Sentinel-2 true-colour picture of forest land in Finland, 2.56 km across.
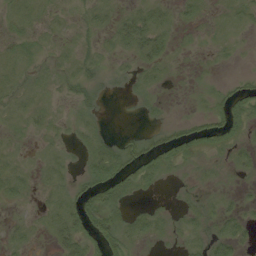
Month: August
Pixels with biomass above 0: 47%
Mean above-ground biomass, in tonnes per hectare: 7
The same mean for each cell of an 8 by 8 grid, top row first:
8 4 3 8 16 8 4 6
7 3 4 7 23 6 2 2
7 4 10 3 7 2 3 4
6 6 6 0 3 0 12 17
3 3 6 7 12 22 12 8
10 7 6 21 13 3 2 2
3 7 17 17 4 4 4 5
7 5 17 19 7 4 11 11
